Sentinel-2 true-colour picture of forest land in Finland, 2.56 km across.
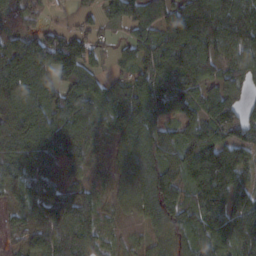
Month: February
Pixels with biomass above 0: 88%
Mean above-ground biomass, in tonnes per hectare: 77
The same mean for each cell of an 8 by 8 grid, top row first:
57 25 29 52 82 107 175 140
61 122 112 29 85 121 104 99
104 67 102 45 79 100 68 59
93 92 77 76 121 60 80 52
117 87 70 31 95 88 117 95
88 64 33 31 64 70 134 79
42 91 80 24 54 74 111 100
20 71 74 23 23 46 79 77
